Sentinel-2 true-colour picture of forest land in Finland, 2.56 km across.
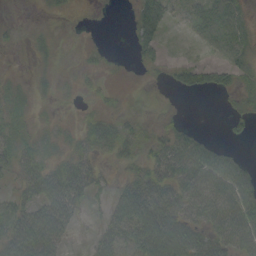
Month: September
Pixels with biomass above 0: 59%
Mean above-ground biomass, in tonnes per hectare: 24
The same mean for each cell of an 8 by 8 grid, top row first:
1 7 2 0 55 9 37 29
5 7 5 3 28 1 18 33
4 7 6 5 10 16 29 25
17 3 5 18 10 8 0 21
23 12 23 44 23 46 29 8
29 48 51 9 34 53 32 39
50 58 26 31 64 36 13 34
71 74 5 44 46 17 16 18
